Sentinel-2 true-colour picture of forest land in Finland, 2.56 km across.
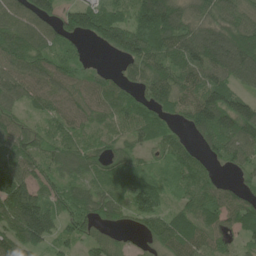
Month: June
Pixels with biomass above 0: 88%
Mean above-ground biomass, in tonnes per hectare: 83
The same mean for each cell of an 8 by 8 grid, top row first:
91 92 136 87 139 122 79 93
131 86 29 82 145 109 148 150
93 95 63 40 93 102 94 77
60 59 71 71 65 62 140 139
92 66 61 50 47 57 56 105
118 63 57 69 52 47 51 33
145 100 81 76 67 51 79 93
106 78 59 44 32 106 81 42
